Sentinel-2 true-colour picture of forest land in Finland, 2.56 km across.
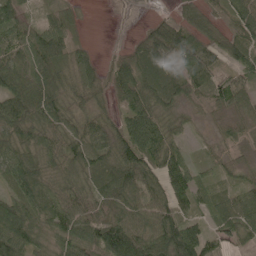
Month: June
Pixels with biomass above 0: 88%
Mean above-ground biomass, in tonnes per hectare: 59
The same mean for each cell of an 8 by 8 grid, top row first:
48 23 12 1 4 34 50 69
64 93 22 7 91 133 66 67
70 62 46 52 92 92 74 57
75 75 44 32 76 33 17 48
61 51 61 61 90 39 13 36
71 45 49 78 79 76 24 35
74 51 67 58 62 62 34 70
95 45 73 129 109 127 71 49
